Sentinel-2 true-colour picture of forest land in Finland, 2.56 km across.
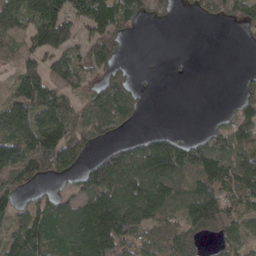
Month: April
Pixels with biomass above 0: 67%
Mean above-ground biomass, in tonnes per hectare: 88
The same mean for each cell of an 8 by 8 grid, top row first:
127 151 109 117 60 17 53 70
43 120 70 111 0 0 0 2
90 125 89 112 5 2 0 18
138 156 72 142 27 0 3 59
174 191 121 41 74 90 80 87
130 81 63 144 142 133 137 110
76 76 96 179 153 90 186 84
91 93 124 178 98 104 49 72
